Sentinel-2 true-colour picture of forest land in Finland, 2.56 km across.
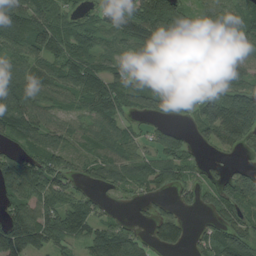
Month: August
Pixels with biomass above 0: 81%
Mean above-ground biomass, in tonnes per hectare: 83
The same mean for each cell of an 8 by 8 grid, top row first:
129 87 35 80 149 146 74 64
89 119 95 50 110 71 129 120
112 84 109 91 83 95 78 75
113 68 54 84 66 95 109 202
46 75 51 79 33 60 45 73
122 102 50 73 73 62 29 89
82 82 70 20 15 31 43 97
168 99 55 132 43 65 64 112
